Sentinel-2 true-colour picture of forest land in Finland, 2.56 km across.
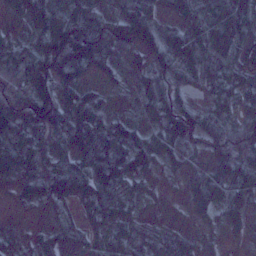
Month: January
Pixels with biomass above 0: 92%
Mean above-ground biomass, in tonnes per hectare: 67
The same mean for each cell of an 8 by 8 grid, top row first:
29 90 89 60 122 41 78 75
78 128 178 98 86 74 63 57
126 143 67 32 37 71 43 49
137 123 84 37 31 127 55 48
80 69 83 78 77 68 73 115
44 94 89 73 53 18 52 79
10 24 22 57 21 11 67 50
17 32 39 76 55 52 13 14
